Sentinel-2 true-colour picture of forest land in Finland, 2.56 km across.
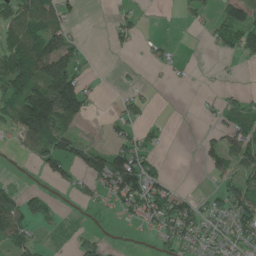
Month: June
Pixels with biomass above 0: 46%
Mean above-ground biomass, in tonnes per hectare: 42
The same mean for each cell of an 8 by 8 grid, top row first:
69 81 14 17 9 5 19 83
75 93 28 14 10 9 9 67
104 131 65 2 5 9 3 4
74 158 73 12 25 0 14 53
21 78 47 39 36 0 31 74
3 31 38 118 98 5 25 59
63 29 11 19 71 82 38 78
62 4 20 4 4 61 58 58
